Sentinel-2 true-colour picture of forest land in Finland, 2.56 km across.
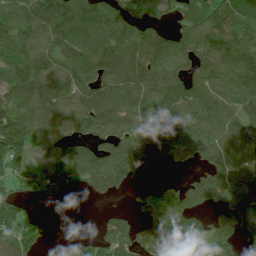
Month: July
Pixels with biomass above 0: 79%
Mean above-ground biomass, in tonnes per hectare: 83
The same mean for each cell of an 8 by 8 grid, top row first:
86 146 113 80 58 41 93 89
103 94 101 100 115 92 98 128
105 94 92 94 101 82 86 110
109 84 104 91 78 82 95 89
143 95 72 69 125 109 93 112
59 48 68 126 38 10 76 101
53 8 0 19 52 95 42 94
64 22 33 90 77 128 87 58
